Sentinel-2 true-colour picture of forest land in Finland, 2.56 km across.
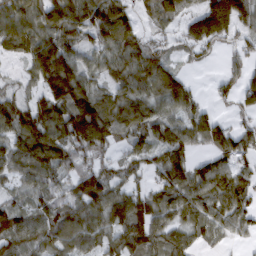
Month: March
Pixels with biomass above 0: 82%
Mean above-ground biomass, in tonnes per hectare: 87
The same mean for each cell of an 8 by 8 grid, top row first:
118 121 109 125 36 71 160 114
86 135 82 103 81 28 50 39
25 130 129 75 111 100 7 55
108 121 165 111 89 75 44 35
94 140 123 65 64 90 64 75
64 87 97 71 44 93 98 70
70 81 97 125 99 93 91 89
107 99 99 78 106 74 41 25
